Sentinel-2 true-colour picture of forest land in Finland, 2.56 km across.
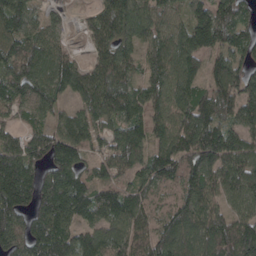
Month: April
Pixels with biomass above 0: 90%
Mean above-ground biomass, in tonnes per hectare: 112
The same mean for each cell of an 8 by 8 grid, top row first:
130 38 16 118 101 57 110 105
102 87 14 114 86 126 116 105
139 125 103 140 97 114 99 130
70 69 69 119 103 113 141 97
104 142 107 96 104 151 166 98
197 122 94 88 96 130 133 129
173 159 130 140 108 103 104 71
150 159 94 115 108 144 135 152
